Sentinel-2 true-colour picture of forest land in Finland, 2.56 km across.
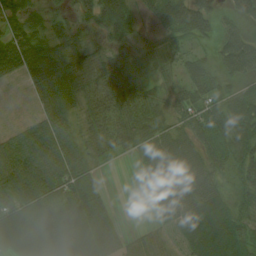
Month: August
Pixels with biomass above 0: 84%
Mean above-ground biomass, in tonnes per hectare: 50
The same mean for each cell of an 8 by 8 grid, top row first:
51 31 23 55 21 74 50 34
88 64 44 35 26 29 17 63
26 80 45 63 41 30 53 36
2 53 35 64 60 41 54 59
53 78 43 47 44 53 57 50
76 72 60 2 24 62 49 45
81 74 81 22 7 61 73 42
84 91 97 58 15 27 81 65
